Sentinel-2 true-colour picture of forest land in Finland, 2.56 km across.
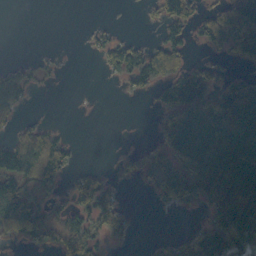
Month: October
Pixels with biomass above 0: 50%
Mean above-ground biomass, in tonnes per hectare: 60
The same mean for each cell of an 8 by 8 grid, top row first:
0 0 0 1 9 97 56 141
0 4 2 70 56 81 48 102
60 10 0 18 72 112 82 62
37 4 2 0 1 126 133 128
73 87 9 0 13 112 124 133
93 68 53 23 29 99 141 170
156 43 78 62 0 31 61 127
40 37 98 33 3 30 139 134
